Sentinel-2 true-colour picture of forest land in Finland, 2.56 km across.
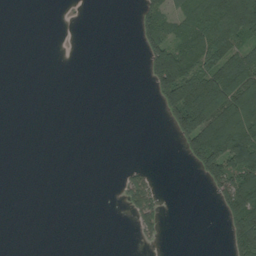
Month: August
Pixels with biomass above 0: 28%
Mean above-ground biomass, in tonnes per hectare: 41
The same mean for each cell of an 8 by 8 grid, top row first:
0 0 1 0 42 53 115 218
0 0 0 0 35 93 115 82
0 0 0 0 13 194 149 149
0 0 0 0 0 113 194 161
0 0 0 0 0 16 178 156
0 0 0 1 29 0 58 132
0 0 0 1 65 0 1 132
0 0 0 0 13 0 0 96
